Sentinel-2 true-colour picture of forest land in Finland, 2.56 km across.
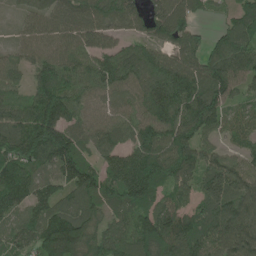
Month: June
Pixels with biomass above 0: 92%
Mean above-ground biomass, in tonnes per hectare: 119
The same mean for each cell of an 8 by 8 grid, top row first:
23 78 112 117 112 125 35 100
62 99 117 86 83 95 79 130
75 120 111 127 124 149 180 118
85 163 99 87 111 146 175 56
149 203 100 114 155 165 75 57
159 87 171 107 185 130 130 136
106 113 115 86 128 100 115 154
88 173 190 133 162 157 140 166
